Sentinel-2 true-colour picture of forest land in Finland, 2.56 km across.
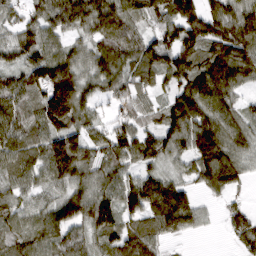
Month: March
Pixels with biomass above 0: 89%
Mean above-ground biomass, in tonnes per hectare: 93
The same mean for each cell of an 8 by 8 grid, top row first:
51 94 111 132 90 115 97 104
91 92 52 115 103 114 99 134
82 152 98 92 68 88 134 89
108 161 109 37 81 114 111 65
105 118 95 104 96 86 134 80
87 97 98 81 74 49 102 67
78 80 120 101 126 165 20 35
78 95 78 110 123 32 3 52
